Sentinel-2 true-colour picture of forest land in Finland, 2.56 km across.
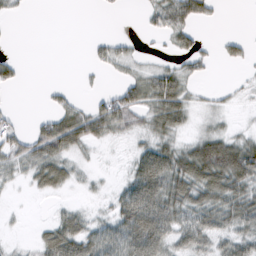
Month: February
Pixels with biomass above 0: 55%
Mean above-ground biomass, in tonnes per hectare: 29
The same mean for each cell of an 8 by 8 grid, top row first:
6 0 0 2 12 60 20 0
0 0 0 24 3 23 6 19
16 1 3 7 38 53 5 3
8 19 37 63 39 57 11 3
37 66 38 11 25 32 60 45
17 43 13 3 72 69 78 78
2 3 14 28 84 56 55 57
3 40 59 56 78 34 35 36
